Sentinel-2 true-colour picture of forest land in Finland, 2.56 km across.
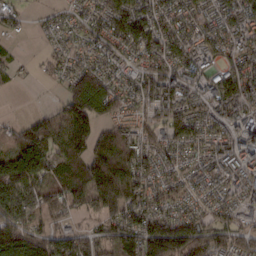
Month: February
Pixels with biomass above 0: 85%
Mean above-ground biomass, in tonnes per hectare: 80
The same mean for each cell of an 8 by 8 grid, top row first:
38 21 38 103 87 74 55 86
13 18 40 66 86 85 61 83
18 13 117 61 78 97 61 92
2 27 163 72 49 112 80 89
67 99 113 107 73 82 79 112
166 78 108 140 77 56 65 79
126 75 53 112 92 59 49 65
129 94 77 87 166 175 118 79
